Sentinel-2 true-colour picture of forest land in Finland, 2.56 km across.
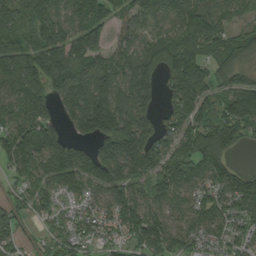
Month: September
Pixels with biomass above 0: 89%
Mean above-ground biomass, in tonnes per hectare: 120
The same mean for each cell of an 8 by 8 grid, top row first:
128 98 116 103 99 130 156 42
129 148 117 81 99 154 123 141
144 166 169 153 162 161 98 88
92 91 178 203 120 104 129 168
159 152 81 184 182 122 200 93
67 99 149 172 119 148 122 100
66 84 52 105 133 76 122 100
71 59 71 59 153 130 88 71
